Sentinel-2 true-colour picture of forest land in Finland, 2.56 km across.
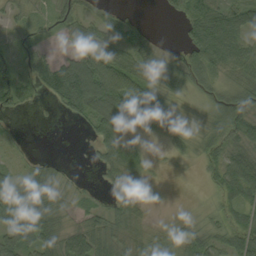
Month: September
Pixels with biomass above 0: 73%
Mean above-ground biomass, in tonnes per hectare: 44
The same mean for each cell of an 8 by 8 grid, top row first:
22 29 40 27 6 23 73 64
36 21 57 48 44 14 85 55
59 73 147 115 65 37 46 52
32 3 51 69 82 29 33 76
8 0 2 62 18 18 43 66
32 10 3 35 25 2 22 92
77 60 20 44 23 7 23 56
88 53 59 51 43 39 52 66
